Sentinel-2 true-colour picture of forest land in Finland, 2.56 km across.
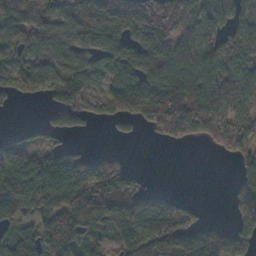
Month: November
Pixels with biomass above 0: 72%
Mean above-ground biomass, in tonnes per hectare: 93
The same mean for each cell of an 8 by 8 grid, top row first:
98 82 74 111 171 139 65 59
86 89 79 94 105 104 123 72
82 109 100 87 134 143 106 83
8 36 83 74 125 190 133 99
55 56 13 6 4 42 54 141
129 145 150 183 29 0 0 57
96 98 161 178 116 79 7 114
119 112 70 54 122 140 141 120
